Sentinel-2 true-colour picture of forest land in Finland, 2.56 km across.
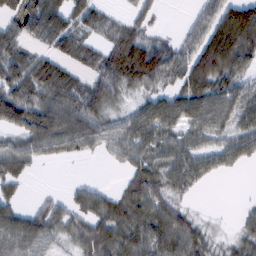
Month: February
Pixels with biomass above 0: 75%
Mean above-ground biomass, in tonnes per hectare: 58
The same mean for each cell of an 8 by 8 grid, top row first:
55 97 57 28 32 0 57 136
65 39 57 64 109 49 104 116
91 97 49 77 94 52 92 48
96 83 85 36 54 72 75 69
43 69 59 50 64 59 42 65
50 0 3 1 66 66 42 4
49 44 47 65 70 55 1 11
83 51 47 71 64 88 38 38
